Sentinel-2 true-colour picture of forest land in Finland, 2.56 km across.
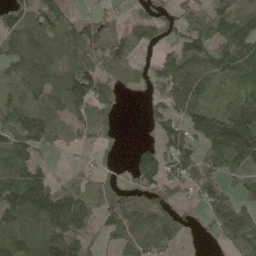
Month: May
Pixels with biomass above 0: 76%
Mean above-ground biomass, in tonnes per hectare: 88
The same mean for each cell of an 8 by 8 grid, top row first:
73 95 39 35 68 49 63 120
85 66 98 107 56 62 90 144
65 90 121 97 67 157 102 84
94 69 78 75 16 119 113 218
106 57 27 27 41 98 135 236
109 54 31 40 109 83 99 83
151 165 117 138 110 58 77 97
78 113 76 35 74 48 15 121
